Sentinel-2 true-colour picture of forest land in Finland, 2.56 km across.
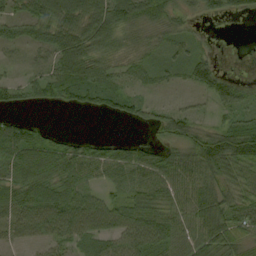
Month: September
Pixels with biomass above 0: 78%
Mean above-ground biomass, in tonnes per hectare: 53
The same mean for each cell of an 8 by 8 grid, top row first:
38 81 87 83 73 49 27 22
24 49 89 58 43 42 18 0
18 58 100 54 35 25 61 17
19 6 25 46 41 35 16 54
95 48 34 30 33 52 78 91
62 76 62 45 62 74 72 63
70 80 70 48 76 61 107 58
29 44 47 48 88 64 88 48
